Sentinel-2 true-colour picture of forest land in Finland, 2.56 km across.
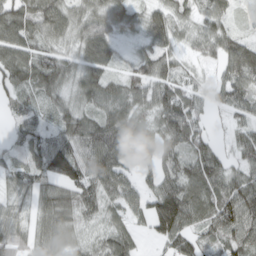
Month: April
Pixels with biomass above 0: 88%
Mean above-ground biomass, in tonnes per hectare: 70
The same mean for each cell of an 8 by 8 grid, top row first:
95 101 68 85 64 64 71 24
93 57 65 62 40 44 51 89
79 93 68 54 72 71 25 94
39 39 72 71 51 107 35 57
39 71 90 117 76 69 54 63
54 76 96 90 36 77 102 65
41 76 84 48 68 149 85 143
71 68 40 74 19 91 51 84
